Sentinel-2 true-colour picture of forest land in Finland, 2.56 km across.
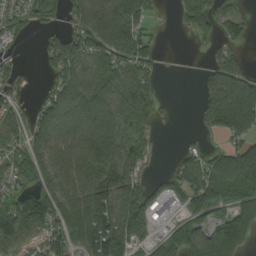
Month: August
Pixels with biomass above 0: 71%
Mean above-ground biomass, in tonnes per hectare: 105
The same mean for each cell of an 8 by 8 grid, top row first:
65 76 111 176 101 27 100 69
24 72 130 158 86 1 27 37
64 44 156 134 91 0 56 125
71 136 181 164 143 5 100 251
93 152 116 186 86 3 16 100
88 130 122 205 65 76 139 172
97 141 185 195 149 45 100 120
101 89 158 232 67 107 97 132
